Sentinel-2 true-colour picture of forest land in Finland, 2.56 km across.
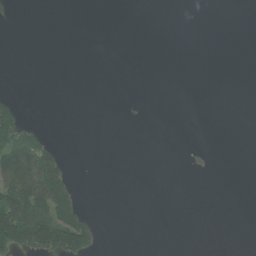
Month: June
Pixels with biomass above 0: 13%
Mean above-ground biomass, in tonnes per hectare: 22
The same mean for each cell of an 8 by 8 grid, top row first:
10 0 0 0 0 0 0 0
0 0 0 0 0 0 0 0
0 0 0 0 0 0 0 0
65 0 0 0 4 0 0 0
160 47 0 0 0 0 1 0
117 136 2 0 0 0 3 0
156 130 58 0 0 0 0 0
187 184 138 0 0 0 0 0
